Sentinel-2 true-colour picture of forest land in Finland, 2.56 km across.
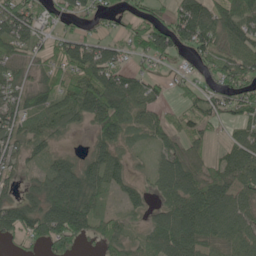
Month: May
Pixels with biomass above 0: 76%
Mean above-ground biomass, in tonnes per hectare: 52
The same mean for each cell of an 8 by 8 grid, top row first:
82 37 43 25 44 61 76 83
46 43 79 42 65 66 60 60
42 43 76 82 37 15 32 70
54 60 65 87 44 27 46 54
43 27 3 52 16 43 26 47
28 57 69 52 15 89 52 54
65 74 77 13 28 76 79 57
36 81 48 44 37 101 58 60
